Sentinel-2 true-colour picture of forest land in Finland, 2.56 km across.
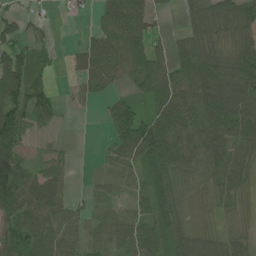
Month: June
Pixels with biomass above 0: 77%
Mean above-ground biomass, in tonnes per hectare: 68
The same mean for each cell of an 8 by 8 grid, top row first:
45 13 11 69 77 14 104 115
77 22 34 91 89 53 82 81
123 27 40 60 78 98 138 144
116 54 11 62 63 110 124 119
94 13 1 54 135 97 104 85
114 70 3 38 57 87 60 63
90 81 30 33 53 77 16 22
77 90 52 69 84 73 53 43
